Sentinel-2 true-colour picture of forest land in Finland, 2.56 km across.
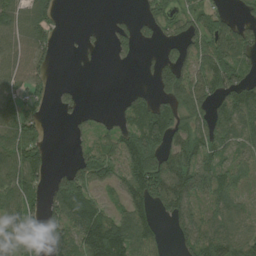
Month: August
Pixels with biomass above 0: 67%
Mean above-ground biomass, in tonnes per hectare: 73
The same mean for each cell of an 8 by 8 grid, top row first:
91 65 0 13 47 62 74 36
66 54 8 36 17 49 97 108
53 37 3 0 6 107 105 84
58 16 22 17 115 92 89 102
107 33 25 66 152 94 114 70
101 53 97 72 167 152 106 56
85 79 149 41 93 124 60 52
79 104 100 162 113 46 102 77
